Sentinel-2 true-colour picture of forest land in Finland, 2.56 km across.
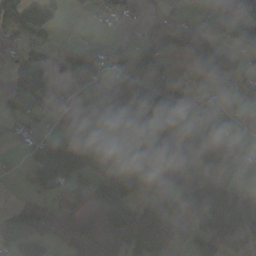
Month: October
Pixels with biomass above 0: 58%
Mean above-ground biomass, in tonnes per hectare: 69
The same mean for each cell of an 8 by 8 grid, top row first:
88 59 8 54 8 26 31 50
24 28 66 42 71 88 94 69
60 82 105 103 136 43 30 40
35 39 112 170 99 84 44 11
13 44 80 83 115 93 140 24
6 76 43 62 51 47 73 25
17 33 16 94 104 117 298 176
37 48 86 95 118 54 105 80
